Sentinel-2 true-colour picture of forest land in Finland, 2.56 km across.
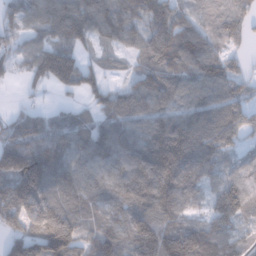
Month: January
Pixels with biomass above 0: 87%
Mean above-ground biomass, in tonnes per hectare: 105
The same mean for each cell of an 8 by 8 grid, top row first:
112 104 130 125 91 92 79 86
70 120 74 47 73 131 117 41
27 128 129 29 98 105 126 69
38 37 39 99 107 101 113 85
86 119 98 140 121 156 120 53
19 109 110 122 150 163 71 80
101 149 104 117 154 122 73 128
123 205 95 128 209 194 163 90
